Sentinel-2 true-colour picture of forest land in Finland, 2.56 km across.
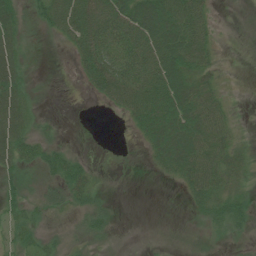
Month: July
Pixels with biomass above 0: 62%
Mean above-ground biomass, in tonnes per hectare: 32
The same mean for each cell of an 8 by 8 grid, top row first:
35 46 80 72 74 71 28 2
35 0 49 57 64 72 36 1
43 3 15 80 64 62 33 0
54 3 0 13 68 68 66 5
52 27 0 0 23 77 67 19
20 23 41 1 1 30 69 29
23 23 29 10 0 0 37 34
23 17 19 8 1 4 9 7
